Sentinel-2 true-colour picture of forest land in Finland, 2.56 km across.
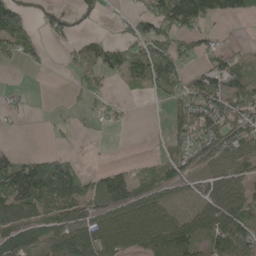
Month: May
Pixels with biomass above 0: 57%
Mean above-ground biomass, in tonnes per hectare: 58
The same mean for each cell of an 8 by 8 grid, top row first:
91 28 30 4 73 167 80 53
66 13 33 66 78 76 47 9
0 0 37 29 73 70 77 84
13 4 15 19 0 54 117 93
4 4 2 1 0 46 88 73
116 145 84 59 32 60 40 42
108 77 72 67 81 31 66 83
77 71 104 87 87 138 64 75
